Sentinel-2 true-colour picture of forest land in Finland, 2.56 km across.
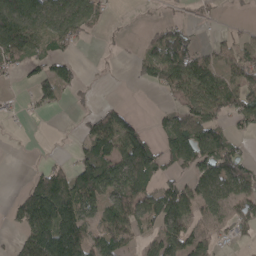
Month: April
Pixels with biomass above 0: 57%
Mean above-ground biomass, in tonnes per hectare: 56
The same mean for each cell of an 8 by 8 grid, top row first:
129 92 84 10 1 10 9 2
126 43 19 3 32 124 29 40
14 60 27 1 36 96 91 78
8 17 10 54 3 45 80 72
0 0 25 96 84 92 96 23
0 73 91 99 107 46 80 77
46 143 99 83 82 111 58 52
26 135 106 90 29 62 34 17
